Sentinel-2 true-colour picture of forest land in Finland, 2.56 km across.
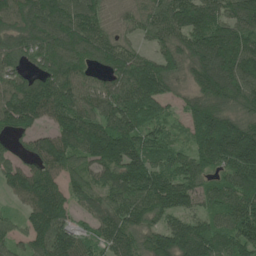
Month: June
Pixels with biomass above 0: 92%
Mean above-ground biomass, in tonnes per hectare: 118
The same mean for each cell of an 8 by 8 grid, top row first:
115 147 139 68 95 139 152 143
107 125 139 119 43 114 168 157
93 116 102 87 164 75 144 140
159 128 142 121 135 30 154 89
30 98 150 180 103 49 154 194
110 122 72 113 169 125 81 145
40 186 62 115 150 120 78 126
55 152 86 105 95 153 159 119
